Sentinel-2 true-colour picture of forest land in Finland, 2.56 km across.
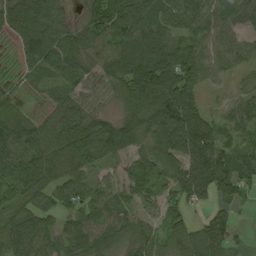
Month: August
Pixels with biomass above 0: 88%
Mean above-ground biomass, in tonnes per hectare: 85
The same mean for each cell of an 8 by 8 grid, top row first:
89 89 36 157 107 88 95 69
32 118 100 106 132 113 81 68
21 52 106 96 185 160 64 33
43 42 87 39 159 197 41 65
109 93 128 138 81 141 88 49
132 98 67 28 76 85 141 71
69 58 74 74 32 44 45 22
106 66 95 88 60 53 126 17
